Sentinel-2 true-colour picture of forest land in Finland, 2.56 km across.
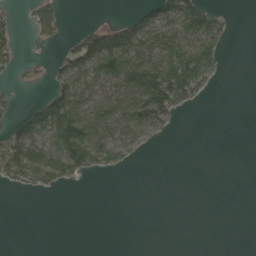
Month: May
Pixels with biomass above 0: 36%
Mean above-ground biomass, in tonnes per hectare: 44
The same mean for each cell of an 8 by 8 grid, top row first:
22 71 0 2 39 110 84 0
42 10 91 158 89 101 92 0
19 41 89 85 143 156 56 0
32 126 98 84 112 75 0 0
129 92 172 96 37 1 0 0
82 104 51 12 0 0 0 0
0 0 0 0 0 0 0 0
0 0 0 0 0 0 0 0
